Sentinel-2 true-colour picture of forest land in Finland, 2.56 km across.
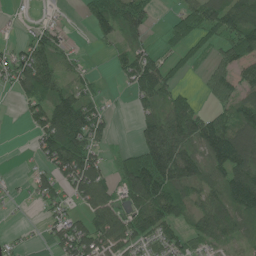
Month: June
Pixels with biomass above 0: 65%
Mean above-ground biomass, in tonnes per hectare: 58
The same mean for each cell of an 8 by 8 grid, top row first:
6 7 11 110 66 32 92 111
32 79 7 27 41 31 28 81
65 98 33 8 104 33 37 55
6 91 98 13 40 92 41 63
0 68 103 16 89 134 95 104
6 46 95 36 129 120 65 111
4 36 30 71 89 72 79 89
9 26 90 77 53 47 53 42
